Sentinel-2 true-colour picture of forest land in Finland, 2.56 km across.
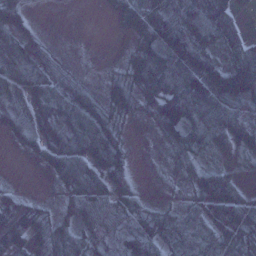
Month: January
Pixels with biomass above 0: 86%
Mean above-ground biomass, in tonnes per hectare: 60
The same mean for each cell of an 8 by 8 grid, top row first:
71 1 0 18 88 100 93 25
71 31 3 1 85 98 68 53
59 65 28 34 101 116 127 152
54 72 85 51 35 134 93 78
18 58 77 66 3 58 42 64
1 13 76 63 4 23 70 34
54 20 58 54 48 35 88 95
73 74 52 41 108 86 96 74
